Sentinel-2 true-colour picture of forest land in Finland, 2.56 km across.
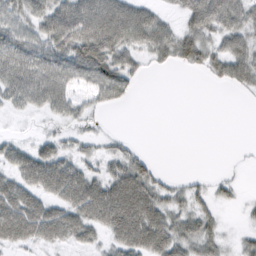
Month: February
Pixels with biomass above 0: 68%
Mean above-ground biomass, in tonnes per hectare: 39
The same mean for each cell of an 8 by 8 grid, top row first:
47 60 78 84 54 23 73 58
58 56 77 71 43 61 41 49
68 67 40 62 10 0 14 44
20 31 27 9 0 0 0 0
27 31 19 14 4 0 0 1
47 72 57 48 52 7 8 3
69 48 67 83 78 32 24 10
48 41 37 38 81 58 43 17
